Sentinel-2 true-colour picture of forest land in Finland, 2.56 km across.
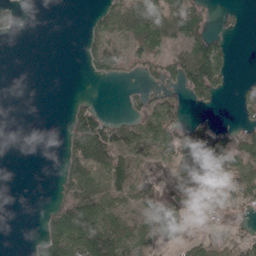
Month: April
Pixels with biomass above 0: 50%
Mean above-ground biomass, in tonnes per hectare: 42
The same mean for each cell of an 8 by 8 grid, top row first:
12 0 1 50 69 82 27 6
0 0 22 40 40 50 97 0
0 0 1 22 24 58 134 8
0 0 52 8 55 32 16 21
0 0 85 95 56 89 111 74
0 0 55 60 73 58 84 93
0 17 73 52 70 112 46 51
0 82 79 62 30 74 62 49
